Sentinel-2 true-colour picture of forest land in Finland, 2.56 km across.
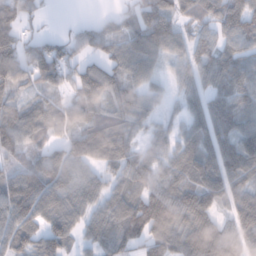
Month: January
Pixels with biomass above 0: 87%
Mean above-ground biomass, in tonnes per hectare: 79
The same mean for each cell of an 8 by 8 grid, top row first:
94 13 4 29 85 77 70 106
101 79 51 67 98 68 68 68
78 71 81 77 62 39 64 85
75 75 84 69 66 31 98 98
93 56 97 100 43 55 75 113
90 111 72 53 76 70 100 82
124 86 66 79 134 109 90 81
82 103 47 94 101 115 161 98
